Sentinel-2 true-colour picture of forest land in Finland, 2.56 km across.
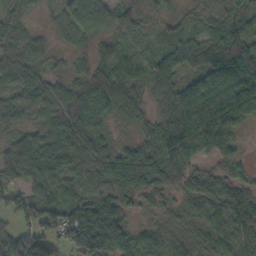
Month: October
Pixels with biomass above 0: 93%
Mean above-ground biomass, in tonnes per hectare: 63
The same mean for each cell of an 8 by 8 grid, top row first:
46 19 76 54 30 21 19 49
76 29 30 33 18 49 56 60
85 55 44 79 54 51 77 100
62 68 101 54 33 68 114 105
68 73 74 30 47 96 89 33
60 77 63 81 84 68 52 39
49 71 119 97 37 19 53 93
101 61 134 132 58 31 42 69
